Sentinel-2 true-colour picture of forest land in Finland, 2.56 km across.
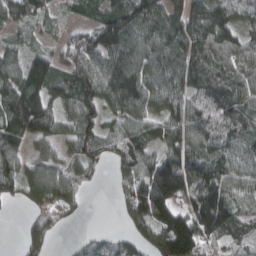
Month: March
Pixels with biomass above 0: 84%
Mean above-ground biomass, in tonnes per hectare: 93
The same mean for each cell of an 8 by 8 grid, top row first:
81 48 35 102 127 101 118 59
55 39 124 162 128 145 104 92
115 132 117 140 130 124 70 84
186 100 101 64 82 103 91 100
87 54 91 62 81 99 90 64
90 130 63 30 109 203 118 97
11 85 33 9 119 134 190 87
10 60 16 38 83 205 102 48
